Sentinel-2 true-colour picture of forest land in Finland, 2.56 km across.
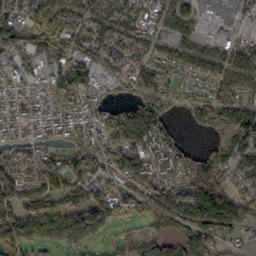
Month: October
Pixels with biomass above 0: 81%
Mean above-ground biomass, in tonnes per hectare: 94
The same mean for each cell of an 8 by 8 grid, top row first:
102 99 77 108 92 97 30 54
58 69 83 123 91 76 55 82
67 85 108 52 92 59 90 79
117 117 113 73 110 28 96 144
82 79 94 117 133 69 21 102
103 122 116 93 141 105 130 88
117 98 122 143 80 140 166 111
120 97 120 42 90 99 112 45
